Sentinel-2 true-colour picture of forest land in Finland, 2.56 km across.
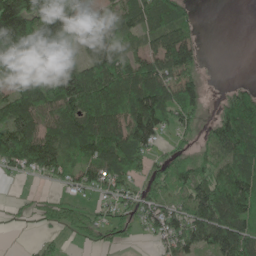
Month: May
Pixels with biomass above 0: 73%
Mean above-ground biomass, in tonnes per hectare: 88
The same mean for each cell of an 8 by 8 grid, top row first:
220 179 70 88 104 82 0 0
175 145 40 112 65 149 4 0
112 152 138 120 162 103 15 10
122 99 138 142 181 100 22 129
172 131 105 124 97 26 51 125
29 52 77 86 49 97 88 113
14 34 36 45 70 81 153 139
0 28 16 33 18 96 103 146
